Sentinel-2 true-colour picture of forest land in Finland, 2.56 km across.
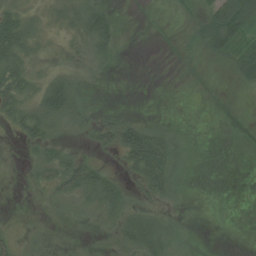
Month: July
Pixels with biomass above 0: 49%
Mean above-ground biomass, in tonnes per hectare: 18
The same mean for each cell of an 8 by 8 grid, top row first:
38 15 31 14 0 6 34 83
51 6 19 19 0 7 34 42
41 22 14 1 0 1 9 21
36 49 25 10 0 0 4 13
7 33 8 30 65 23 0 11
2 31 51 16 40 23 0 0
0 5 20 30 16 8 0 0
17 11 3 17 44 20 0 0
